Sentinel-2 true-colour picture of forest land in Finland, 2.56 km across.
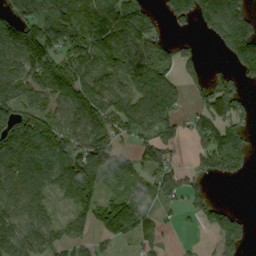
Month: September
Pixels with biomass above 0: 72%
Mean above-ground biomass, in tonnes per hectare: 96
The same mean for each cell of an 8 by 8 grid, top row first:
130 177 150 111 118 88 143 131
158 174 124 143 94 53 10 184
125 138 121 93 126 54 57 54
126 90 101 113 109 62 97 63
165 153 108 92 73 52 110 87
111 79 204 74 59 77 62 32
98 66 79 115 99 37 77 13
114 91 54 50 63 9 13 80
